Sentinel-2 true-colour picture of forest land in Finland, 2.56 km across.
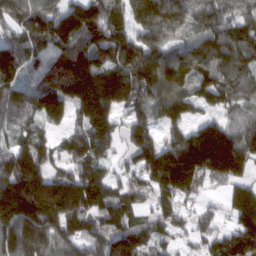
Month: March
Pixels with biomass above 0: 89%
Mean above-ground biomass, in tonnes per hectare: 129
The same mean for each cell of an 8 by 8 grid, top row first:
106 156 207 128 146 120 94 95
125 117 146 164 143 85 154 156
101 105 209 195 151 155 118 99
100 142 123 175 101 81 49 76
81 67 112 90 136 120 266 159
191 138 139 75 112 245 116 106
194 197 161 139 54 73 36 185
144 122 120 161 94 47 65 178
